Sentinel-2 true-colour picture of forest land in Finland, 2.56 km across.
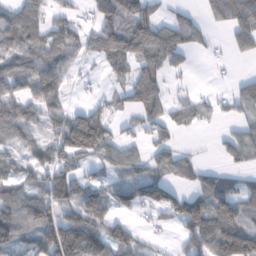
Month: February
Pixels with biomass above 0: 65%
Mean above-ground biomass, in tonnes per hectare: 69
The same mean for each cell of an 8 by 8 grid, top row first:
88 63 33 107 94 29 39 93
87 103 73 87 95 84 17 51
103 131 17 32 81 12 2 29
101 87 65 38 70 45 34 41
50 73 163 75 36 38 3 63
58 70 53 42 56 50 45 30
104 96 114 71 59 85 127 86
51 114 150 98 33 24 123 157
